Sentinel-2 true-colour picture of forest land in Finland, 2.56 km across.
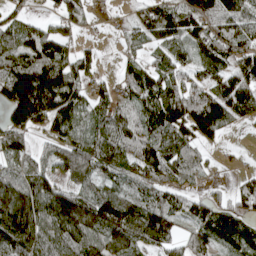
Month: April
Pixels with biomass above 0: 80%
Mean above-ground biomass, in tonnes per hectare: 83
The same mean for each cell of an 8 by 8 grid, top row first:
43 26 52 15 77 109 94 95
100 117 33 3 52 83 88 80
165 175 69 25 91 59 63 98
138 154 82 80 89 147 145 68
67 43 82 104 99 98 42 3
80 81 74 64 75 56 17 24
176 140 139 133 88 69 74 54
127 100 98 104 70 50 84 98
